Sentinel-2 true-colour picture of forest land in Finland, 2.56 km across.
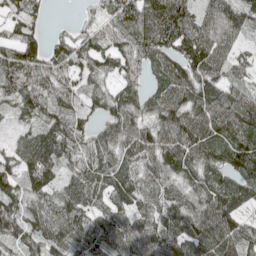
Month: May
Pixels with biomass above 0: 91%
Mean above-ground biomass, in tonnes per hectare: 79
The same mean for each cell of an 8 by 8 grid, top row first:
62 28 10 71 104 128 71 81
104 70 72 75 89 93 106 43
103 76 72 54 43 102 91 45
57 72 57 71 69 103 90 103
51 110 82 76 94 96 98 110
86 96 78 74 70 81 77 89
86 77 76 63 55 82 89 72
78 96 74 76 76 86 113 92
